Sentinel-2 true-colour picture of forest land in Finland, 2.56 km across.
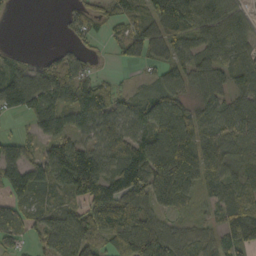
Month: October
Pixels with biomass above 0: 78%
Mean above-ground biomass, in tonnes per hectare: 80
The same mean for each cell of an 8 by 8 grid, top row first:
3 0 47 42 71 157 125 74
10 9 30 18 91 67 87 67
102 94 70 27 21 83 100 73
52 97 113 87 75 72 69 82
70 69 71 78 104 116 75 84
67 95 214 111 149 212 102 79
66 49 72 154 123 69 27 90
40 60 94 92 139 71 45 109
